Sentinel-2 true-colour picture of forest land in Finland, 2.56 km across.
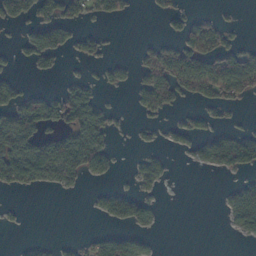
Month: November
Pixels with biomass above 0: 36%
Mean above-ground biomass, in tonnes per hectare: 33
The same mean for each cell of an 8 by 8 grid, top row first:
46 40 35 39 1 31 16 4
15 71 27 4 15 44 67 33
16 7 23 24 41 66 71 77
62 60 97 19 19 16 26 7
94 69 94 22 11 18 57 77
69 58 49 19 36 2 3 22
4 0 0 51 39 0 0 78
2 9 18 64 21 0 0 7
